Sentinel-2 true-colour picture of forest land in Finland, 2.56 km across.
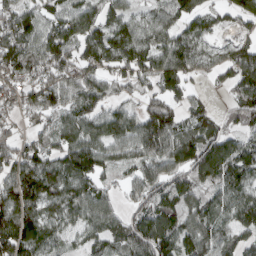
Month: March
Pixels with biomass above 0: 85%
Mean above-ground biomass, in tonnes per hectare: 95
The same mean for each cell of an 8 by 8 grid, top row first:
111 96 109 84 51 72 70 85
130 142 94 126 113 110 42 84
96 104 92 75 74 126 26 119
58 95 110 81 86 75 60 75
81 86 130 96 112 131 142 98
114 126 137 48 84 83 84 117
142 90 98 62 78 93 88 131
147 86 45 77 122 96 103 77
